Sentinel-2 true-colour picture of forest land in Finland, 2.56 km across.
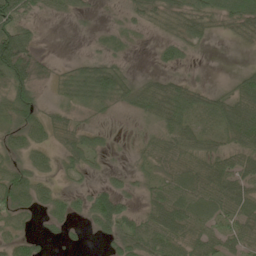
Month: May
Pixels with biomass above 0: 69%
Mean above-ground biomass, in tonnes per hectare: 34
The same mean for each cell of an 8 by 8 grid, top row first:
58 14 9 6 28 40 43 55
90 1 1 23 3 30 6 11
66 13 57 63 17 28 4 25
52 22 27 15 38 59 44 65
29 26 39 9 21 48 34 47
42 20 18 12 21 44 58 55
43 30 23 60 33 87 53 49
29 12 4 32 54 63 47 43
